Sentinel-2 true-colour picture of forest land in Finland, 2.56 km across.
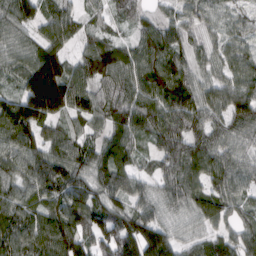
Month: March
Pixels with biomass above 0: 94%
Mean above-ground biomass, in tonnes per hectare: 93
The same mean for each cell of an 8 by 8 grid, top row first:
112 75 53 40 43 57 49 41
71 100 51 86 101 80 44 52
52 191 100 94 111 109 60 77
161 144 96 109 111 117 106 117
120 88 76 119 47 109 101 63
89 124 87 116 54 108 103 84
101 88 111 83 78 85 118 62
126 145 122 120 167 80 65 87
